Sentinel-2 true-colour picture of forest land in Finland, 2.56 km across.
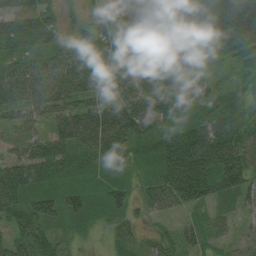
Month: August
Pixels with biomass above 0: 95%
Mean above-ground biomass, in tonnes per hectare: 59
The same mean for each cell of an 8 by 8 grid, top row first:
76 54 22 76 68 55 92 127
56 60 64 73 75 67 87 79
84 85 88 89 62 60 30 25
53 52 70 77 84 66 33 41
40 55 64 89 39 79 94 76
77 54 30 27 25 87 74 83
58 59 45 45 28 51 37 36
53 50 14 22 25 34 42 45
